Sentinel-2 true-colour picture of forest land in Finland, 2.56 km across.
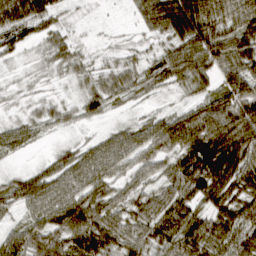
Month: March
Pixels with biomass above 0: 86%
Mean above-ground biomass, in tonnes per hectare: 58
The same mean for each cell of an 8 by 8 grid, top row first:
86 62 9 2 65 134 89 77
41 40 20 12 17 66 98 86
8 14 22 44 45 53 47 91
10 30 32 20 18 34 77 97
46 8 25 58 72 78 113 122
26 61 67 55 47 83 114 95
33 78 93 63 59 78 60 83
53 82 83 67 64 76 79 78
